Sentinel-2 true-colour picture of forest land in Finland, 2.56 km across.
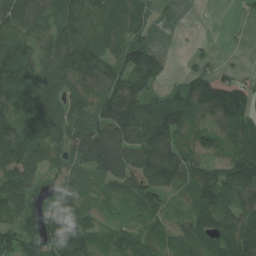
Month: July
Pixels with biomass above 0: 85%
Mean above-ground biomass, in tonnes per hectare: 88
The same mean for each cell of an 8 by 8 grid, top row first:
109 75 90 69 64 23 0 8
98 94 133 81 99 2 12 3
111 97 100 121 107 23 92 50
75 124 86 168 124 121 101 129
103 103 117 158 124 101 71 98
109 58 38 102 123 116 106 127
108 82 57 29 73 24 123 98
107 137 130 58 65 68 90 130
